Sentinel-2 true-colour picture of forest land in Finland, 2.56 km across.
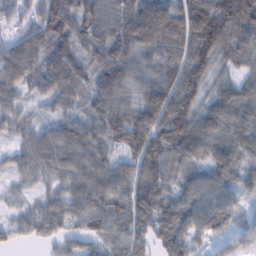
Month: February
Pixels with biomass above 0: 94%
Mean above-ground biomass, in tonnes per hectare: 74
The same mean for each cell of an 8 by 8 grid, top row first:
47 91 95 72 106 90 134 148
65 83 71 87 80 87 127 84
73 76 72 87 66 84 75 51
57 27 60 87 98 134 69 79
36 72 80 62 105 105 74 72
34 45 69 79 98 59 70 60
26 55 72 87 100 85 99 41
35 41 54 59 60 81 34 8
